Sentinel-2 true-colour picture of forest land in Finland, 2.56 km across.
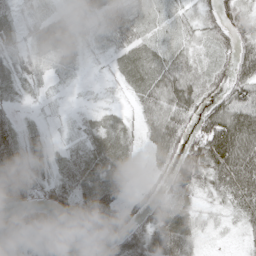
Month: May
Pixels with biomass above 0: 86%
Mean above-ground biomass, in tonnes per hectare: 42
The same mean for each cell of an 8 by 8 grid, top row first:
24 26 25 46 20 22 33 43
26 33 29 28 35 22 21 51
25 14 11 12 42 73 38 72
25 10 8 15 47 83 68 88
51 21 26 44 32 69 108 109
47 32 57 47 19 79 65 95
55 44 65 66 42 59 12 43
24 46 16 58 68 68 8 12
